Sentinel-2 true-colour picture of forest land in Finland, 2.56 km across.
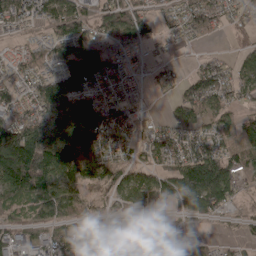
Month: April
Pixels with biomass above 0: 79%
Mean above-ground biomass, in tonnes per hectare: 85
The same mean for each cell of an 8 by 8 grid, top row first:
108 106 104 101 63 44 131 45
45 62 127 64 41 24 21 42
60 92 155 70 21 45 132 80
83 127 156 84 19 67 97 42
228 172 188 96 71 95 112 63
144 135 100 79 81 146 214 88
78 85 57 31 71 56 108 22
69 64 79 46 69 45 32 31
